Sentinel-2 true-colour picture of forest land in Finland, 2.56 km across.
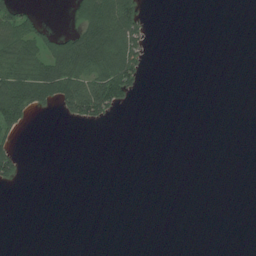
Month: July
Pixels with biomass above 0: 20%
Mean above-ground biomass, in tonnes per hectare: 25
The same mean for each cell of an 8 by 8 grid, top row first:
63 4 57 138 36 0 0 0
89 68 150 127 44 0 0 0
96 124 110 128 19 0 0 0
104 16 106 48 0 0 0 0
26 0 0 0 0 0 0 0
37 0 0 0 0 0 0 0
0 0 0 0 0 0 0 0
0 0 0 0 0 0 0 0
